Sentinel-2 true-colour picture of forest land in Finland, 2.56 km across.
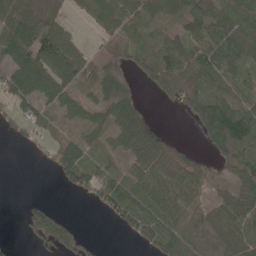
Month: May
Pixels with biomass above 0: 71%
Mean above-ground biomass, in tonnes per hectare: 50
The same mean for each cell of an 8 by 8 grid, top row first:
93 46 10 71 53 37 79 70
132 119 44 42 25 65 73 79
91 104 54 44 21 78 60 35
39 33 42 58 22 8 97 94
5 22 55 36 56 5 28 74
0 4 79 51 53 57 35 31
1 60 0 53 51 74 49 48
6 77 49 0 30 87 64 49
